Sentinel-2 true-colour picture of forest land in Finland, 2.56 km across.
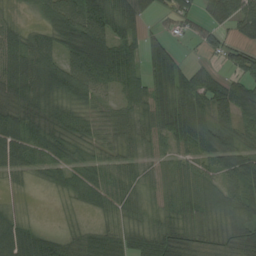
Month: August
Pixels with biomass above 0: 84%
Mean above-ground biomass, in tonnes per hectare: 53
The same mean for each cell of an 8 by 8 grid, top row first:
12 52 95 80 39 45 45 82
70 66 117 98 41 18 32 47
97 95 96 71 45 65 53 58
68 78 42 29 38 70 66 65
79 75 43 26 33 59 76 59
24 31 42 44 27 30 39 72
9 0 19 37 23 34 36 67
113 71 36 40 48 63 28 58
